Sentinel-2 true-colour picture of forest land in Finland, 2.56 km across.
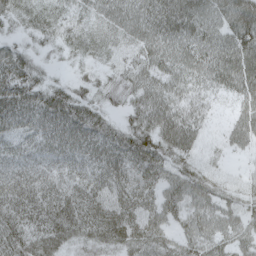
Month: April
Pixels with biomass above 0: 93%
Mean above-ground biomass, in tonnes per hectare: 51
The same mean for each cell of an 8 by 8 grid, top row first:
43 48 37 54 64 78 59 82
35 25 40 34 53 64 62 83
68 32 25 39 54 58 47 68
68 73 66 30 64 62 25 35
44 51 62 65 71 78 15 34
49 43 44 55 52 52 33 14
56 56 61 52 43 47 49 40
65 66 47 59 56 41 48 44
